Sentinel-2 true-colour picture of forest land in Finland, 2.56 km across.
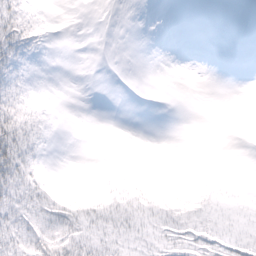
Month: February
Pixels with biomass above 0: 37%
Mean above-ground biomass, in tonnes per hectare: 7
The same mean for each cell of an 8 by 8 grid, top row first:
24 3 0 0 0 0 0 0
19 2 0 0 0 0 0 0
10 0 0 0 0 0 0 0
24 3 0 0 0 0 0 0
36 3 0 0 0 0 0 0
32 5 0 2 2 0 1 1
25 20 14 14 14 16 10 4
21 33 20 12 9 15 17 9
